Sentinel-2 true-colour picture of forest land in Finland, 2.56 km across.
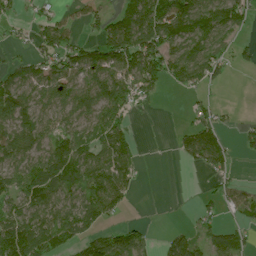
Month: July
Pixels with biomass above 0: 63%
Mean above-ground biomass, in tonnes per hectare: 63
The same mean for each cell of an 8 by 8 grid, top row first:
28 30 26 55 117 125 108 77
17 64 62 124 132 85 79 29
72 94 78 114 102 69 64 1
109 60 87 91 11 1 34 4
100 73 83 82 5 27 116 25
86 116 107 126 8 0 30 9
67 100 96 59 0 0 19 57
128 89 55 70 41 51 41 38
